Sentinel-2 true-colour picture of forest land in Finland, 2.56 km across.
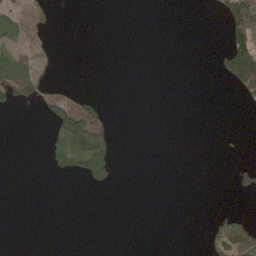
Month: May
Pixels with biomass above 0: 15%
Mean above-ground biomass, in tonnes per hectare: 22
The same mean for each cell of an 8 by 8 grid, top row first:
58 28 0 0 0 0 3 132
58 22 0 0 0 0 0 129
128 20 0 0 0 0 0 130
9 66 165 15 0 0 0 2
0 24 151 58 0 0 0 2
0 7 50 31 0 0 0 17
0 0 0 0 0 0 1 4
0 0 0 0 0 0 25 75
